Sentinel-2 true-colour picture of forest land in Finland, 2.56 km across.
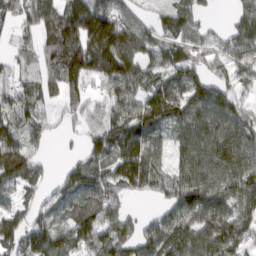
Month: March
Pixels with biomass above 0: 83%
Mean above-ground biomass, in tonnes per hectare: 92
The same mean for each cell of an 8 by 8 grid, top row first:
63 96 148 135 33 89 25 67
35 71 168 237 108 86 70 84
58 70 70 135 87 83 95 55
92 44 46 80 98 109 137 92
100 42 21 95 90 63 134 137
112 31 105 87 123 77 133 145
61 67 98 84 8 97 144 113
79 119 79 97 82 127 137 110
